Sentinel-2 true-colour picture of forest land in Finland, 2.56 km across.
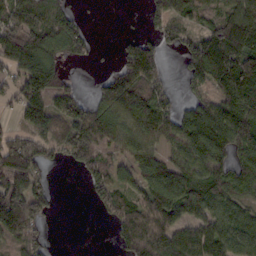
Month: February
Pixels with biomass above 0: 72%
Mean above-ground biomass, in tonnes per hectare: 87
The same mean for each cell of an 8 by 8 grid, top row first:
90 69 22 0 29 85 54 128
122 105 54 7 104 42 152 152
75 126 9 84 117 12 109 186
42 101 84 104 136 69 121 169
90 77 116 75 88 84 136 127
154 30 34 78 93 127 116 121
165 56 0 77 95 113 88 72
83 24 0 22 135 122 117 94
